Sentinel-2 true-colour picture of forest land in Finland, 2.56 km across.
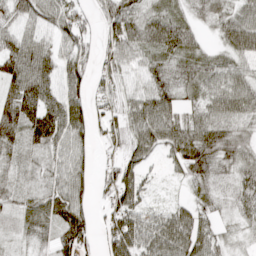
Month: April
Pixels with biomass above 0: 87%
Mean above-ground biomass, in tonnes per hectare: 53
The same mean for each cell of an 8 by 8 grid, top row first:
57 57 46 68 50 46 37 61
71 50 51 54 56 72 23 71
79 70 55 48 48 47 56 56
68 74 61 50 78 63 68 68
43 56 48 37 63 78 75 53
26 35 53 52 34 20 41 45
41 58 58 59 37 38 36 44
22 28 69 71 66 86 59 19
